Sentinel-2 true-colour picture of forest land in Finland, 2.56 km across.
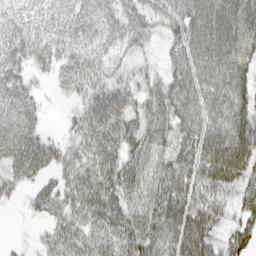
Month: March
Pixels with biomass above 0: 87%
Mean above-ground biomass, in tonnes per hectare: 53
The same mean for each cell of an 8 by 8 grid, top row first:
43 38 54 58 58 77 92 84
55 45 46 46 28 48 91 81
46 14 46 37 32 68 75 65
58 9 33 70 50 82 74 70
66 40 41 53 54 52 78 86
44 31 49 56 45 66 64 59
6 46 53 63 52 70 57 42
3 26 45 45 67 70 54 62
